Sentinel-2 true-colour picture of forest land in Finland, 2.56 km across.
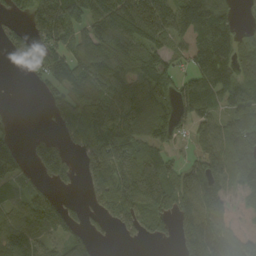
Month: September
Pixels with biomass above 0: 72%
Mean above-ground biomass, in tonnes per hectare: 101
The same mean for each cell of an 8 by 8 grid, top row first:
32 220 114 183 232 152 173 29
41 71 99 138 129 43 161 84
1 57 103 152 144 71 124 108
9 30 109 140 110 110 96 114
55 91 79 184 104 36 129 128
74 72 49 139 208 105 170 100
66 155 39 102 122 106 164 35
111 59 67 14 31 64 164 76
